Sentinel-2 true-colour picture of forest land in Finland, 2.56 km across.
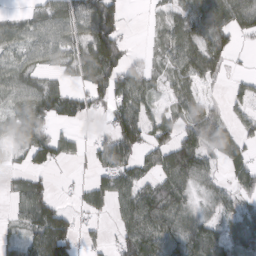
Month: March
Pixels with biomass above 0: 69%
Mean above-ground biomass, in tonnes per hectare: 57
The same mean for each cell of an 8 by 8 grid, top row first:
24 60 82 126 5 39 90 77
50 61 59 139 7 59 84 17
66 32 46 101 53 44 31 17
58 87 62 61 46 40 47 24
43 80 16 75 54 79 93 52
23 31 5 72 44 93 45 53
32 89 26 48 108 80 35 45
34 121 34 22 87 82 97 67
